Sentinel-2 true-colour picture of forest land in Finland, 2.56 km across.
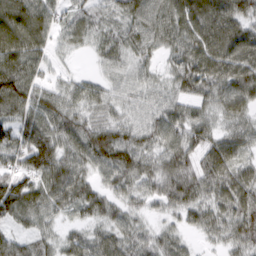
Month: March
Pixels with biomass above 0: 94%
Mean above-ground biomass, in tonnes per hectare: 67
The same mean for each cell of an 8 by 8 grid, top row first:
108 74 56 54 91 74 89 82
115 57 26 59 58 66 77 103
115 38 34 38 42 54 83 99
76 82 58 43 50 62 43 61
79 93 84 116 60 72 68 52
97 94 69 62 71 94 72 64
100 64 58 49 30 54 61 79
56 38 51 62 45 43 23 64
